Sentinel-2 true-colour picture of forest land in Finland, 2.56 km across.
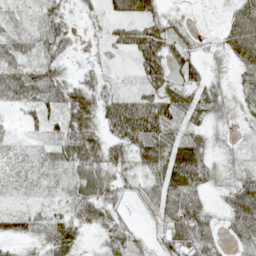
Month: May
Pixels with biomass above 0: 84%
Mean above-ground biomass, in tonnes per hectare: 43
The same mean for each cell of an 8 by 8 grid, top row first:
19 40 17 38 63 18 6 63
38 36 9 29 78 42 18 75
61 75 26 22 48 43 38 26
16 50 78 82 112 51 47 24
15 24 84 49 70 58 34 18
30 41 56 42 37 82 50 42
19 22 44 38 23 74 31 62
35 51 33 41 20 64 51 36
